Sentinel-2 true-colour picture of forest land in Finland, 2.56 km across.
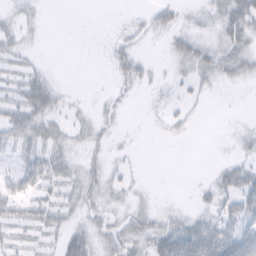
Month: February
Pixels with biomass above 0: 50%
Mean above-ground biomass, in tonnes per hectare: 15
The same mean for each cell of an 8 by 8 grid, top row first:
13 2 0 0 8 18 16 33
16 1 0 13 6 19 25 25
12 15 0 10 13 10 17 16
23 27 7 11 3 9 2 1
22 24 14 9 0 2 0 9
24 30 24 13 3 0 4 29
19 24 21 17 14 9 13 33
14 10 34 25 28 48 48 42
